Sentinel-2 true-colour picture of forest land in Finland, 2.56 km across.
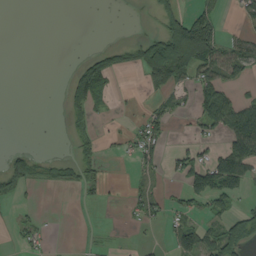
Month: September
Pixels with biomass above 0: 30%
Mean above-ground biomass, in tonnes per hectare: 28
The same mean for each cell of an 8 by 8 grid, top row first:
0 0 0 0 1 40 49 18
0 0 0 26 53 128 111 45
0 0 39 20 29 40 57 28
0 0 22 7 16 17 60 78
1 0 23 4 49 6 18 96
60 12 30 1 16 22 84 86
9 0 3 1 36 22 38 23
12 8 1 3 3 55 61 93
